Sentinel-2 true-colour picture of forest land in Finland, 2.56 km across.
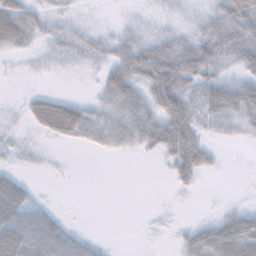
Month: November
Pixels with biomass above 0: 63%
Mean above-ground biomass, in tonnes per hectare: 28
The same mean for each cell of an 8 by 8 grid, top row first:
61 22 8 2 8 13 27 75
26 15 30 34 46 52 65 63
3 4 3 47 52 83 41 28
6 56 40 37 41 74 39 43
15 7 16 25 29 71 22 6
22 4 0 0 0 32 9 0
66 14 0 0 1 3 1 13
78 54 22 2 2 10 47 73
